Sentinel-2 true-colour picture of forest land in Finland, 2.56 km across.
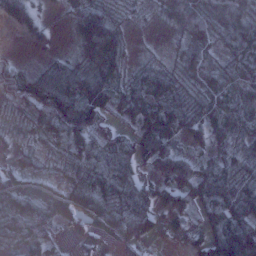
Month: January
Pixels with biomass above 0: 85%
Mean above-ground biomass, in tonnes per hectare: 56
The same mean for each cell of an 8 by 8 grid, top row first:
30 5 83 53 8 69 81 72
2 7 73 107 3 15 56 53
60 72 92 60 52 47 54 59
43 111 138 41 74 66 55 68
16 39 75 66 85 35 33 30
43 22 74 63 34 81 57 47
54 53 57 62 58 80 62 75
49 30 15 30 42 33 70 180
